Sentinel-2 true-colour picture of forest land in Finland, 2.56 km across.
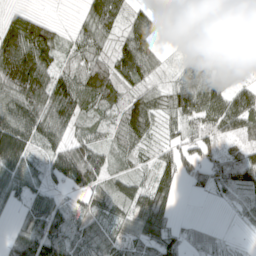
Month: April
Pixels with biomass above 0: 82%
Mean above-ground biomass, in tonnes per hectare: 71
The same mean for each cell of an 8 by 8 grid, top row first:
52 18 29 97 50 15 46 83
156 118 64 59 89 4 50 64
167 133 101 103 63 46 96 49
112 126 86 59 115 98 98 101
167 72 83 50 44 50 79 49
85 55 126 55 39 75 84 123
29 86 46 56 104 32 3 41
59 94 56 44 78 45 12 5
